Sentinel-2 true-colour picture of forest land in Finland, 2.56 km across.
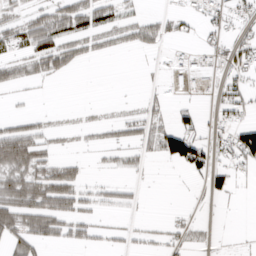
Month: March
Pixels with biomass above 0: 40%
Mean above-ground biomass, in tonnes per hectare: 27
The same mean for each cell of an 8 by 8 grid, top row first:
18 51 62 35 23 19 21 26
36 77 33 22 28 7 18 34
30 29 0 0 2 19 21 25
7 6 3 3 22 20 9 32
86 24 6 22 29 98 38 78
54 58 26 10 10 4 49 10
72 74 36 21 4 3 1 2
52 40 27 14 13 19 7 2
